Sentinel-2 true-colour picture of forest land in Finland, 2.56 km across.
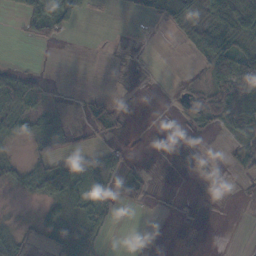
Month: November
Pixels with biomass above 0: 40%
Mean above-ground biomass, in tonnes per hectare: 22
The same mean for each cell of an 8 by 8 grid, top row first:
14 66 24 0 10 60 54 62
0 3 0 1 0 5 83 35
50 10 1 2 1 1 36 82
79 31 13 29 0 12 50 65
16 33 14 12 0 0 1 30
27 93 79 30 18 0 0 8
1 30 35 30 5 1 1 1
26 14 50 3 1 0 0 0
